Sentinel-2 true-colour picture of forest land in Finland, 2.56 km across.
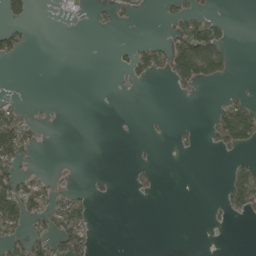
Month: May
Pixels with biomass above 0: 22%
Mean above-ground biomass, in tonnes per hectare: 22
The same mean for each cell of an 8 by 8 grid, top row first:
31 2 3 18 8 33 44 0
38 0 0 6 29 85 121 1
0 0 0 2 16 45 45 1
47 3 0 0 1 0 8 80
104 1 0 0 4 10 11 56
64 16 2 5 11 0 0 54
97 57 51 0 0 0 6 35
55 58 57 0 0 0 0 0
